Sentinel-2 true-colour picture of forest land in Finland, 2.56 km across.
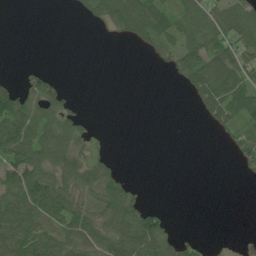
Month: June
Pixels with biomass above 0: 48%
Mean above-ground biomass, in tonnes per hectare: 44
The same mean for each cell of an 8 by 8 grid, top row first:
0 0 13 73 111 80 79 85
0 0 0 0 26 66 90 80
16 40 0 0 0 19 111 90
111 64 23 0 0 0 59 88
121 94 56 7 0 0 0 50
81 72 69 46 0 0 0 7
98 93 57 73 66 1 0 0
94 76 85 84 128 54 7 0
